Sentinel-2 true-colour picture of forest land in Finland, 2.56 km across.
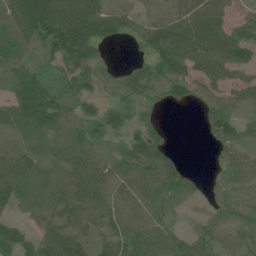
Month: July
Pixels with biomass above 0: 81%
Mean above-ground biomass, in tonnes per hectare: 42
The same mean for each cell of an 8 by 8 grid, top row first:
63 98 82 47 16 36 64 16
44 49 91 14 32 73 63 72
37 31 56 22 52 56 47 31
39 67 35 45 31 5 49 33
12 21 38 32 78 10 23 53
48 14 48 32 43 62 10 42
22 24 43 32 29 28 18 46
37 68 52 52 49 36 46 36
